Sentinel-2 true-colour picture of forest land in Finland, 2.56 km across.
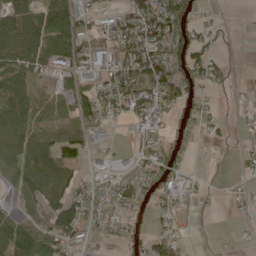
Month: May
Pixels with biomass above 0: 61%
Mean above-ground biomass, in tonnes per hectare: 47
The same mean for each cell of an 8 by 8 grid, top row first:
131 110 58 26 63 82 8 0
125 66 52 50 81 52 33 2
86 15 46 50 86 75 39 3
90 53 67 44 52 31 16 8
74 82 75 5 24 28 8 9
64 124 32 30 48 38 5 10
33 103 81 35 22 24 8 10
107 68 37 20 34 38 2 4
